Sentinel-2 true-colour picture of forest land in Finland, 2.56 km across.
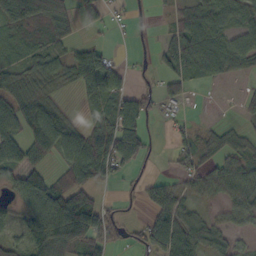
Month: October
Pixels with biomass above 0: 66%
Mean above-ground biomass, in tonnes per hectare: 46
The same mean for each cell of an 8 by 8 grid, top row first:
94 91 37 15 6 33 57 42
30 47 30 11 7 64 74 56
47 42 55 47 7 44 26 13
75 63 11 65 61 15 1 20
59 62 70 88 56 29 36 42
51 45 64 41 15 23 54 63
28 90 80 16 24 63 18 51
27 110 89 33 59 103 68 19
